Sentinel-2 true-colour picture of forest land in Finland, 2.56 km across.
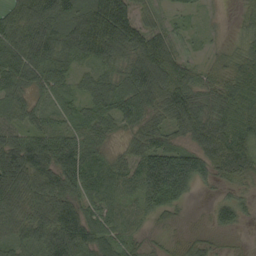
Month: September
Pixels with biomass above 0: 92%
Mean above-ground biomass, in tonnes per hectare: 67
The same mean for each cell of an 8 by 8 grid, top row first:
79 100 92 170 53 20 13 25
86 94 95 110 91 43 19 36
73 64 37 58 93 82 51 106
52 42 46 58 65 77 72 94
96 91 76 25 65 49 85 81
119 111 102 61 110 144 47 60
72 88 74 49 48 37 18 43
56 79 86 52 27 21 32 9
